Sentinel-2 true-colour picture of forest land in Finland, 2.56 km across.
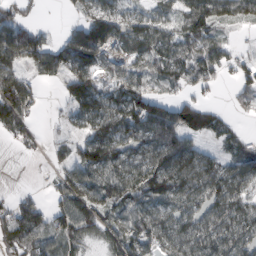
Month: February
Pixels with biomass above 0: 77%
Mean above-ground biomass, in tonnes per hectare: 72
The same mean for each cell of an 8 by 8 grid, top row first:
68 1 42 96 68 56 78 49
119 85 160 72 86 90 79 17
98 38 105 52 74 65 46 51
116 6 75 95 109 98 60 14
33 21 62 116 73 99 29 38
0 11 91 87 118 131 107 71
54 51 117 81 79 80 94 82
66 62 68 66 84 86 106 95
